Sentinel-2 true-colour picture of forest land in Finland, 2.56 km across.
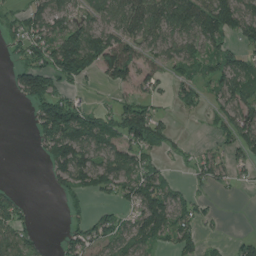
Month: July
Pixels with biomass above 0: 59%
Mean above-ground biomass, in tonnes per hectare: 64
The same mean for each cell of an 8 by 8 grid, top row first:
43 91 46 74 107 112 119 107
31 80 168 133 71 71 61 49
45 110 49 66 56 40 53 98
0 124 102 63 89 28 34 98
0 93 128 87 99 32 11 72
0 27 95 93 98 11 45 21
57 0 20 26 133 82 19 0
69 9 57 75 87 74 14 31
